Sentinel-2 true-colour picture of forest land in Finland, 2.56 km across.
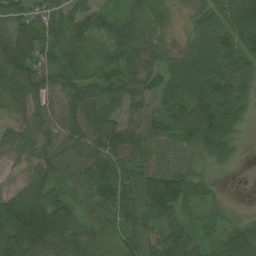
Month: July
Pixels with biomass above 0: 93%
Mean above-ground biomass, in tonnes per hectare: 70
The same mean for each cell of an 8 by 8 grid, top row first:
62 62 51 40 49 18 76 106
113 64 76 56 58 39 99 97
93 71 72 61 63 77 112 111
37 69 89 68 70 95 136 70
68 73 74 89 76 67 89 24
26 74 63 88 83 96 30 4
103 106 62 77 78 85 32 8
101 116 70 27 59 77 33 85
